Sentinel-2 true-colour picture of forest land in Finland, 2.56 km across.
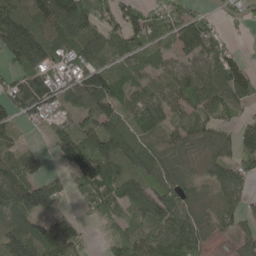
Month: May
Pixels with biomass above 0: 81%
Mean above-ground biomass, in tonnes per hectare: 84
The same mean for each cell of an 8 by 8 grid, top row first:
96 171 208 57 79 90 48 40
136 111 134 62 81 68 104 21
71 104 99 78 59 79 115 157
84 62 62 76 119 68 86 43
48 40 140 113 65 78 65 97
102 44 88 90 73 87 60 91
108 69 23 58 92 114 37 59
91 142 67 46 80 122 54 35
